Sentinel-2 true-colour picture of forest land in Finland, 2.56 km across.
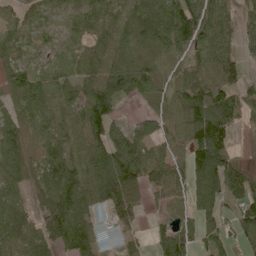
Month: May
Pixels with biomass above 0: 82%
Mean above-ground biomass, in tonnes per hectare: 67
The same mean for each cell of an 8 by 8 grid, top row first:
34 33 49 47 88 94 77 49
41 28 43 67 60 61 83 40
67 53 58 103 72 27 84 62
46 67 56 73 17 56 122 51
86 62 60 95 60 48 140 8
86 83 76 119 87 76 143 70
66 90 83 80 37 39 61 70
68 90 130 38 28 99 57 49
